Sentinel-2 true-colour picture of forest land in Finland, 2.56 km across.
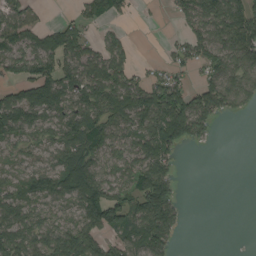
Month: August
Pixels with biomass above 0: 67%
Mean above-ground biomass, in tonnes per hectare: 76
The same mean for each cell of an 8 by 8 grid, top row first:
76 11 49 57 5 38 114 138
85 108 92 83 0 42 100 131
72 111 97 112 59 72 69 102
120 100 97 106 141 154 111 36
62 58 113 76 92 78 16 0
50 79 137 70 136 52 0 0
87 60 92 151 129 70 0 0
111 102 130 65 101 36 0 0
